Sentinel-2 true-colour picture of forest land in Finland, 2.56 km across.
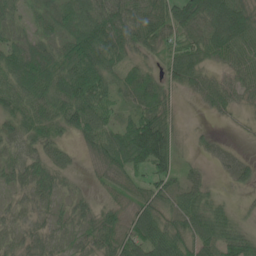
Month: June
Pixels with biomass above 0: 87%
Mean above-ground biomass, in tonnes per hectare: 55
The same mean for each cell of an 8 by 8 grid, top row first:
31 37 67 84 84 78 103 108
44 38 91 77 52 53 86 78
72 73 94 53 55 64 49 53
62 63 89 36 63 31 23 25
30 47 25 70 151 57 19 8
37 53 12 44 47 50 21 34
22 29 32 37 65 57 59 15
23 38 37 67 79 80 74 79
